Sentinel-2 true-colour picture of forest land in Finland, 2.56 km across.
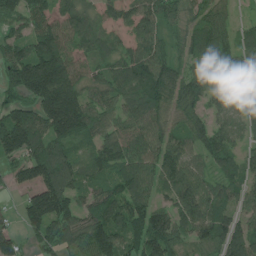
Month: July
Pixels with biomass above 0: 89%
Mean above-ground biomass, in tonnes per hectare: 98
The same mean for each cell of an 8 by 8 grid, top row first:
90 94 96 42 87 65 84 22
86 158 66 55 79 46 101 98
160 296 98 95 126 87 86 105
116 177 176 80 126 68 57 63
165 143 76 103 122 75 88 53
61 152 94 84 100 101 56 71
28 184 87 107 103 76 96 59
67 86 108 145 129 74 75 110
